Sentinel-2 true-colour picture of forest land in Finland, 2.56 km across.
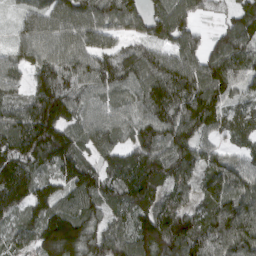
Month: March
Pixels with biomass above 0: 92%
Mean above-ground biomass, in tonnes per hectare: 119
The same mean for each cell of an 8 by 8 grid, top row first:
23 78 112 117 112 125 35 100
62 99 117 86 83 95 79 130
75 120 111 127 124 149 180 118
85 163 99 87 111 146 175 56
149 203 100 114 155 165 75 57
159 87 171 107 185 130 130 136
106 113 115 86 128 100 115 154
88 173 190 133 162 157 140 166
